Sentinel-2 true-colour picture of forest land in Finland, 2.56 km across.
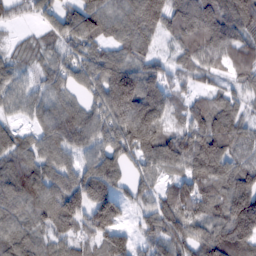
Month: February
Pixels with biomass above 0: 90%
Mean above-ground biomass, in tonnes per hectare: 95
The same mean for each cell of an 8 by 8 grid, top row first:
35 54 113 95 166 114 142 135
27 46 68 70 75 64 115 100
56 63 73 150 118 52 44 60
46 80 78 115 167 57 119 76
72 91 74 92 148 136 146 91
120 98 109 105 66 68 128 105
88 107 123 148 49 118 99 185
92 69 73 114 40 66 130 154
